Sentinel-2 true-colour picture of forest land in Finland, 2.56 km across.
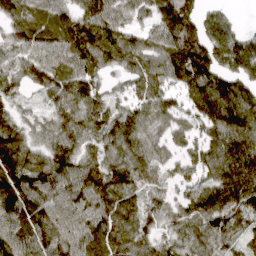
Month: April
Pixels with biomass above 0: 91%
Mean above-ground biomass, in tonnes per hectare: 108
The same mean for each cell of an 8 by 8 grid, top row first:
89 102 100 102 63 147 61 15
87 116 159 131 93 141 140 145
81 117 129 39 107 105 152 116
65 59 104 83 87 76 131 151
127 87 102 96 94 56 100 134
160 124 129 132 91 52 95 167
171 127 122 133 95 74 162 149
138 123 117 130 94 84 96 87
